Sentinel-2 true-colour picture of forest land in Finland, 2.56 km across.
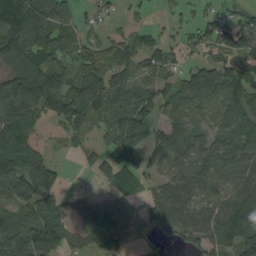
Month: September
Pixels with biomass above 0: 76%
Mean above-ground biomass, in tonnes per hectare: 76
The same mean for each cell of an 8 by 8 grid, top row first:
181 117 37 18 14 20 35 47
125 121 67 69 68 48 65 93
122 123 90 80 62 54 90 92
97 85 88 98 73 46 38 86
117 12 36 76 85 82 75 95
120 101 2 85 72 72 98 87
81 77 44 69 36 94 61 155
106 123 44 65 12 36 82 142
